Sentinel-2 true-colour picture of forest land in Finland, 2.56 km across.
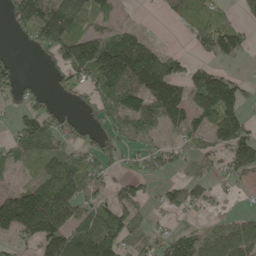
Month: May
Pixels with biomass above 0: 62%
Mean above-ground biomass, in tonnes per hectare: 83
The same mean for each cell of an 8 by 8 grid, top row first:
91 152 141 44 2 55 81 44
9 109 148 136 113 8 71 78
61 19 59 152 193 103 117 42
30 62 31 87 112 112 106 93
63 81 66 64 37 38 68 159
16 95 95 47 64 28 40 53
236 209 109 91 34 52 32 8
61 166 166 150 37 90 75 135
